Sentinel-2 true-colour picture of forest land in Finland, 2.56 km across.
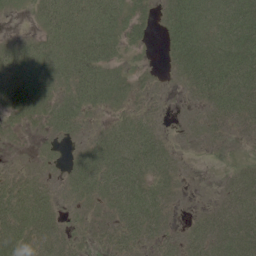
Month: June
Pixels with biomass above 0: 75%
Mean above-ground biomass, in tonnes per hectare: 26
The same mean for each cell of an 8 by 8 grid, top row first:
4 34 47 43 16 32 28 41
24 33 52 33 10 26 35 47
45 32 47 36 10 8 47 48
27 26 27 15 16 2 21 35
3 7 10 38 37 7 14 6
13 8 29 42 29 14 1 25
37 26 13 22 39 8 11 36
45 33 12 21 25 18 37 40
